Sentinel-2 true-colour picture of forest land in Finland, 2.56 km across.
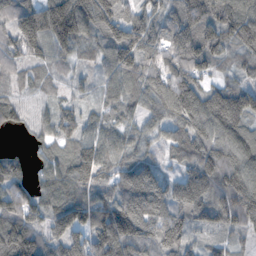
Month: November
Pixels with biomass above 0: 92%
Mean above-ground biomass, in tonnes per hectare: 102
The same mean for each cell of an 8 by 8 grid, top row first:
116 181 155 115 90 71 93 138
102 120 74 123 122 111 94 86
50 56 32 76 98 134 64 54
94 69 56 65 73 114 137 142
10 64 112 92 64 90 115 135
97 82 138 83 123 55 125 134
121 96 157 144 149 96 111 122
209 100 107 179 122 117 36 29
